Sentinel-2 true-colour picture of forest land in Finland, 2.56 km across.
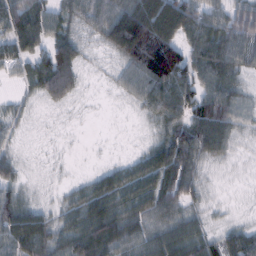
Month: February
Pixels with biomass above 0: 82%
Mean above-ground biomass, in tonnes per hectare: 61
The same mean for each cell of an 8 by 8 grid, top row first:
95 65 53 95 138 118 61 72
57 66 56 68 159 104 86 73
22 115 42 16 94 142 68 47
22 9 3 1 30 79 105 54
16 3 1 1 17 96 93 23
38 6 11 55 87 93 20 7
77 28 76 92 75 65 25 3
94 81 104 105 73 95 56 71
